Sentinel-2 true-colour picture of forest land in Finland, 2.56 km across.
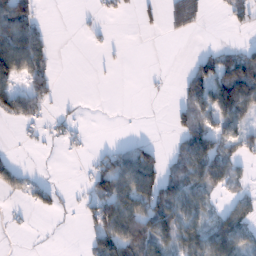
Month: January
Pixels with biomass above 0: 43%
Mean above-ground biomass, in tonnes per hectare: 42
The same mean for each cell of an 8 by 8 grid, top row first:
129 4 3 19 17 50 10 35
116 36 1 7 0 0 11 31
65 50 0 1 3 9 79 132
65 21 5 0 0 29 76 81
4 13 13 13 33 31 88 50
34 4 4 92 94 64 101 29
20 33 13 98 78 99 41 50
1 13 12 104 104 94 92 76
